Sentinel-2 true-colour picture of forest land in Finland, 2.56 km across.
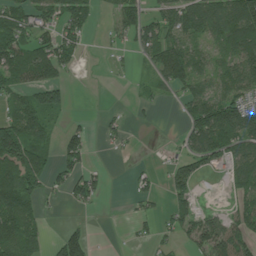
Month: July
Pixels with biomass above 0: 55%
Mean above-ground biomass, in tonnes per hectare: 55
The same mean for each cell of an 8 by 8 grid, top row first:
67 59 70 25 59 74 103 137
89 74 41 16 52 71 41 115
64 69 2 4 13 81 49 83
64 79 2 7 7 8 120 111
143 47 66 15 0 12 127 95
88 60 67 4 23 65 16 67
97 10 23 0 17 65 17 48
91 35 92 1 19 32 109 88
